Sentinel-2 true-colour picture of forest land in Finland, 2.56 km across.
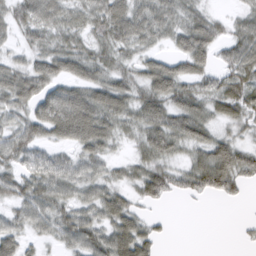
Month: March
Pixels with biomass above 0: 81%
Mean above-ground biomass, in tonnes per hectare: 47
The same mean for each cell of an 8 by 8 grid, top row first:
45 56 42 72 56 47 39 28
23 46 42 50 34 34 59 61
67 60 54 49 49 78 42 60
48 65 90 70 59 62 44 47
62 41 57 34 48 50 57 36
47 63 50 28 53 44 92 57
38 56 46 59 23 0 1 2
52 23 58 70 60 2 0 6
